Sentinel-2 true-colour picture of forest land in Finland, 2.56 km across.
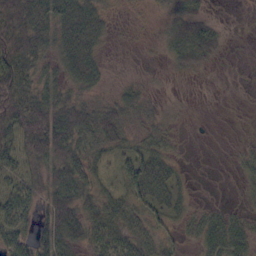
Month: October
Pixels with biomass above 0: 70%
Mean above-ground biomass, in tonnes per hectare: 35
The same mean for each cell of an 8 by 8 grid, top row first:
67 57 62 11 4 36 18 0
75 34 59 4 4 34 42 2
80 32 36 6 6 4 2 0
77 84 54 40 25 7 1 2
53 87 50 39 27 10 1 7
54 42 52 21 79 26 0 13
84 46 49 40 47 27 16 11
80 56 37 53 39 21 46 50
